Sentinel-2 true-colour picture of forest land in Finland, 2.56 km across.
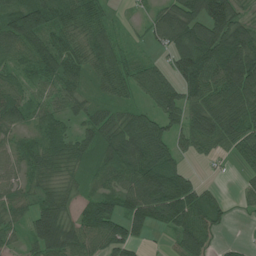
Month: July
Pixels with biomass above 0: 84%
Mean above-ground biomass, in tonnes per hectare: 71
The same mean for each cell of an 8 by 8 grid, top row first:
100 90 74 27 23 111 147 61
82 83 68 62 18 86 134 145
52 62 51 69 60 76 124 138
79 56 45 45 42 79 105 87
44 60 57 86 104 53 74 86
41 49 38 61 117 93 8 20
51 87 42 61 128 137 78 15
30 125 81 97 29 53 50 10
